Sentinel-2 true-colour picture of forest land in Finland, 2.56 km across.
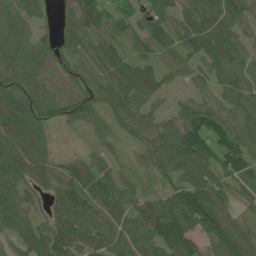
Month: June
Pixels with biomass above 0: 91%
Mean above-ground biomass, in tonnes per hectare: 73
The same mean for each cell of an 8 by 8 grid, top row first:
70 22 108 74 60 63 97 69
81 58 55 67 50 59 91 75
73 68 70 86 89 26 48 85
96 73 80 65 63 39 74 74
99 44 10 35 59 101 85 75
86 72 96 64 43 80 85 86
76 44 100 72 83 127 127 43
50 92 80 81 75 136 64 97
